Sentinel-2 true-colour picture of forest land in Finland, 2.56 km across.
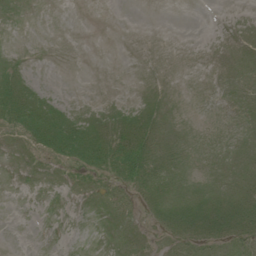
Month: July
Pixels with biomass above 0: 38%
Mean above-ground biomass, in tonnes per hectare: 7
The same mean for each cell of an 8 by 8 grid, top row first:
2 0 0 0 0 0 0 0
1 0 0 0 0 0 0 2
14 1 0 0 0 0 0 4
28 20 6 9 10 1 0 2
5 26 42 28 25 8 1 3
1 2 13 19 26 10 3 8
0 0 2 11 11 22 22 24
0 0 0 3 4 12 16 16
